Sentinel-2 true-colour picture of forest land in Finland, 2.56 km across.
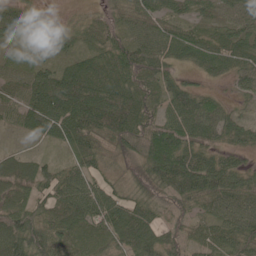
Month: June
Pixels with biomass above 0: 94%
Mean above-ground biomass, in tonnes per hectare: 57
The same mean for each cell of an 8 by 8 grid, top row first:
54 21 16 35 62 47 36 78
31 40 44 67 67 65 67 72
52 65 98 79 81 39 21 43
47 86 99 97 77 67 57 19
11 26 60 55 64 77 42 37
60 43 60 23 71 84 82 52
60 48 79 71 58 39 41 72
76 66 54 55 70 44 46 66
